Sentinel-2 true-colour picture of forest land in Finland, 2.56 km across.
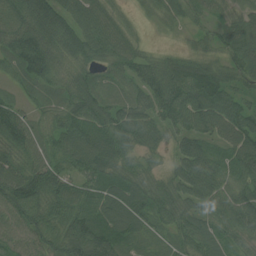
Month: July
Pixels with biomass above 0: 96%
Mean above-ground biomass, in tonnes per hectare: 71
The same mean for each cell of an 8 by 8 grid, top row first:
75 106 76 49 19 35 35 49
85 84 97 79 27 15 36 89
45 71 57 48 72 101 117 63
52 59 77 66 72 89 124 87
79 59 100 84 69 47 56 97
95 82 60 71 59 66 91 63
100 80 71 80 78 76 66 86
66 81 114 89 46 48 64 54
